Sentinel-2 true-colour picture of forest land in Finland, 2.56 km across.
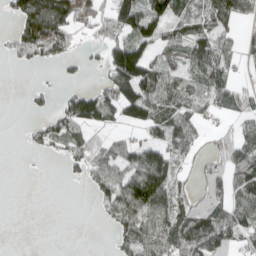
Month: April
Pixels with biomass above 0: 57%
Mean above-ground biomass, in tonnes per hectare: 58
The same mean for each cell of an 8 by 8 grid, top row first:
76 185 69 93 104 61 70 64
53 74 22 95 75 33 73 38
0 3 12 91 130 61 101 33
0 26 116 57 101 76 49 47
0 35 67 39 62 65 29 85
0 0 16 65 107 54 69 93
0 0 0 59 102 72 93 82
0 0 0 29 102 111 131 55
